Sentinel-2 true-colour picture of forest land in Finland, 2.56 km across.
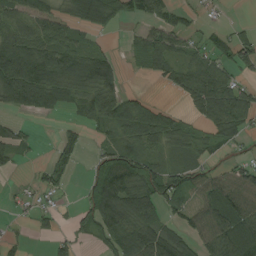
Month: August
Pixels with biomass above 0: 65%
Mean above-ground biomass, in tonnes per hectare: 54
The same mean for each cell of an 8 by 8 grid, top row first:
74 61 63 59 43 37 8 1
118 83 52 21 54 52 42 63
144 106 103 69 7 47 85 36
35 40 39 74 63 23 67 68
45 4 31 36 57 46 32 25
9 37 8 99 84 60 47 54
14 21 34 112 85 40 74 85
17 18 23 57 105 78 66 92
